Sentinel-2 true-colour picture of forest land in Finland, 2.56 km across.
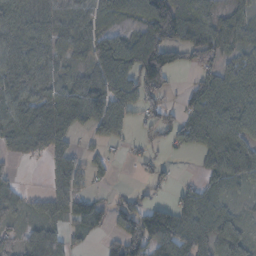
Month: November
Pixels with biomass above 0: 73%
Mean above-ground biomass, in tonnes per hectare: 58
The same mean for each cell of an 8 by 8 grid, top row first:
98 67 64 51 101 103 64 39
69 66 48 82 106 78 73 38
62 51 33 81 94 13 56 77
69 76 74 100 52 43 92 85
48 62 15 35 24 37 66 70
17 20 44 18 18 13 44 54
34 45 63 45 81 69 58 21
34 56 20 38 118 112 49 55
